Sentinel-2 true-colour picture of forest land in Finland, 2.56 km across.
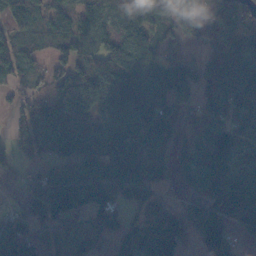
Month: November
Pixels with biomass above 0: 80%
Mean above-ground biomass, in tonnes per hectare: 92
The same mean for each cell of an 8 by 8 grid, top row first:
107 88 98 91 132 95 62 120
104 67 106 146 126 53 57 144
56 72 121 134 135 121 99 172
45 79 101 112 143 88 102 100
58 101 115 120 105 48 91 71
49 79 120 134 96 63 107 118
36 110 72 56 74 37 90 103
114 36 43 49 110 98 91 45
